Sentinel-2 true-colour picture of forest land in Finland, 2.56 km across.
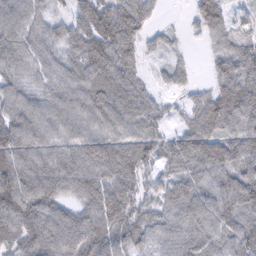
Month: February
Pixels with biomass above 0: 91%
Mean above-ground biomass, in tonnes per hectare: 70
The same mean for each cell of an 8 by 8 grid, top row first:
96 53 63 90 57 2 87 25
92 65 68 85 36 20 19 55
57 62 76 81 35 40 24 87
72 78 76 87 69 24 87 100
87 79 80 83 78 56 82 82
103 93 95 77 52 63 75 68
106 89 59 108 50 75 90 76
75 103 97 95 48 67 79 74
